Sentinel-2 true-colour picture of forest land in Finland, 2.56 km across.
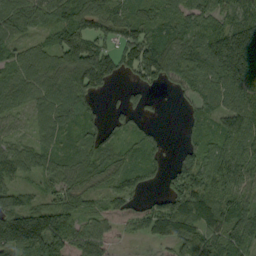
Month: September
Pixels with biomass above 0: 85%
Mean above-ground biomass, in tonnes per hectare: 78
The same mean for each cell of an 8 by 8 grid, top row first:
88 63 91 100 71 77 77 84
55 62 143 64 139 96 113 202
67 76 122 52 70 62 90 166
41 54 82 21 33 5 66 101
42 48 60 54 52 8 74 83
59 46 73 65 64 72 93 94
109 104 66 21 40 137 125 89
142 155 75 34 24 91 96 85
